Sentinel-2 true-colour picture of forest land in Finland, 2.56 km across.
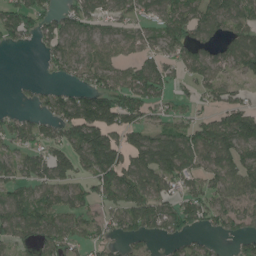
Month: June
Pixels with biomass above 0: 71%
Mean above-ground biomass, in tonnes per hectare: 71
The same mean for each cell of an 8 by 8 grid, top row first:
78 57 80 61 48 87 101 92
23 43 58 58 56 67 57 77
5 17 46 74 101 45 70 43
26 49 116 120 70 48 36 91
60 72 118 125 101 122 109 113
59 81 64 117 113 99 65 80
92 75 57 60 109 83 83 69
70 82 57 44 45 38 31 42
